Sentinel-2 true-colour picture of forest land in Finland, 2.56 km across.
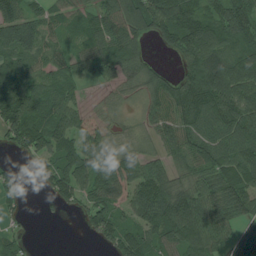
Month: July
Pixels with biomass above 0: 81%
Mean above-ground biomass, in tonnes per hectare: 85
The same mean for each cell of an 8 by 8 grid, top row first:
89 65 65 85 131 135 91 104
103 58 53 95 40 83 117 81
102 59 46 58 72 57 145 133
131 102 81 37 37 86 119 123
61 125 104 71 48 84 94 117
30 75 131 189 114 63 81 119
22 9 54 127 108 137 98 82
33 0 3 79 117 110 111 68
